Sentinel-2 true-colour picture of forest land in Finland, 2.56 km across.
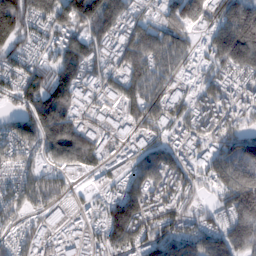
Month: February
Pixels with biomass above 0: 88%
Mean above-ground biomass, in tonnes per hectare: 105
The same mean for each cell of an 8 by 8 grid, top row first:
204 132 170 121 52 103 94 134
89 65 130 96 161 106 67 162
100 139 137 91 144 83 57 64
86 208 98 61 140 92 88 86
109 139 196 70 67 64 88 118
73 72 41 51 107 113 77 172
79 94 41 131 160 98 44 163
71 75 63 133 111 134 106 110
